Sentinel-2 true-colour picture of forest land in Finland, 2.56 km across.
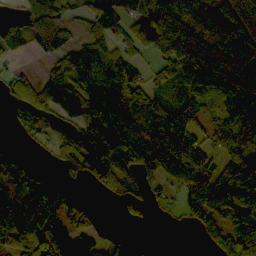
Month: October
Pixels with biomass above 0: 72%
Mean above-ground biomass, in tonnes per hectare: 85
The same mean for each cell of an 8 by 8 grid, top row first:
25 69 40 104 97 132 95 87
43 58 68 76 65 107 114 129
57 70 95 110 44 79 123 159
41 59 105 125 102 112 114 122
13 31 87 110 114 199 65 126
70 31 40 73 83 125 94 111
88 122 62 3 41 26 119 139
117 156 111 26 14 0 59 155
